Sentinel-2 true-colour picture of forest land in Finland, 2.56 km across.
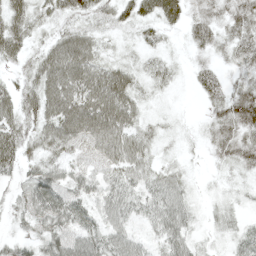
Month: May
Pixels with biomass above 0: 88%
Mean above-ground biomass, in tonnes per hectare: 38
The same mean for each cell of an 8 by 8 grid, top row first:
51 25 38 36 41 44 42 49
50 36 60 11 23 7 33 44
24 61 68 61 22 16 39 26
47 56 74 75 23 9 21 68
61 46 51 62 36 11 20 49
27 51 42 36 35 28 7 16
23 54 40 50 34 53 11 13
27 45 49 49 26 50 10 26
